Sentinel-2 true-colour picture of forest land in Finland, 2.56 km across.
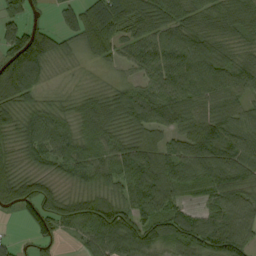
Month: September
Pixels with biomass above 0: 90%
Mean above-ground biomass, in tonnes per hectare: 73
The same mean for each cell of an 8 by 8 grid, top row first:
61 15 76 75 71 72 67 73
130 106 45 54 75 87 85 50
136 34 15 23 47 71 105 76
79 60 70 104 112 99 81 62
61 84 80 69 76 62 106 91
63 48 61 70 106 79 88 89
60 75 85 91 88 57 51 90
21 45 35 90 93 77 86 104
